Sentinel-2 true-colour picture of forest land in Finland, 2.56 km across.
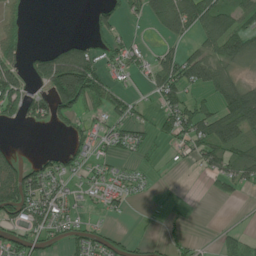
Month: June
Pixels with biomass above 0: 51%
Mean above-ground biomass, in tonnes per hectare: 55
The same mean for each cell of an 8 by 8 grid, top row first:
27 0 0 50 43 99 117 83
59 40 81 43 22 35 61 74
107 137 209 40 25 95 74 41
76 89 75 55 21 94 67 134
13 1 51 38 29 33 103 86
138 81 28 26 15 3 34 76
142 86 20 29 1 11 0 2
68 48 63 46 19 24 4 42
